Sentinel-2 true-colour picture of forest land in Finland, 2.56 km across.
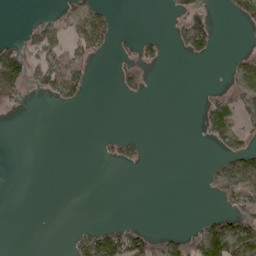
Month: May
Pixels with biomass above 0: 22%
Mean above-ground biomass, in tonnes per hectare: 25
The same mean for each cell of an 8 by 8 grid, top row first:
0 12 61 29 0 22 40 32
48 75 63 27 27 21 50 7
99 80 62 9 30 0 0 41
7 0 3 0 0 0 60 46
0 0 0 17 11 0 17 35
0 0 0 0 0 0 15 72
0 0 0 0 0 0 1 42
0 0 32 84 62 30 125 108
